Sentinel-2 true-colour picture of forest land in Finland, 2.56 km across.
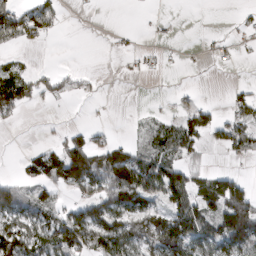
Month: March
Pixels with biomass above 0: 44%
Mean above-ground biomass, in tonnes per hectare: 44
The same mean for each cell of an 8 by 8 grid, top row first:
80 56 0 0 1 0 0 7
23 5 0 2 4 1 5 7
76 40 22 0 2 0 1 3
51 2 0 1 4 15 34 37
0 12 47 43 23 68 24 61
14 62 107 100 111 65 42 30
89 47 53 99 73 73 68 141
110 79 121 137 91 121 86 132
